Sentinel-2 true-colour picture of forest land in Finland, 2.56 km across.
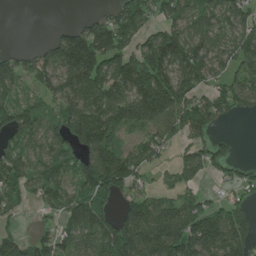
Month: June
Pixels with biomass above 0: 72%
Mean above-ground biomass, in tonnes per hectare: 112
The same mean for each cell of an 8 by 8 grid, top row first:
0 0 17 84 112 92 82 82
16 77 247 164 136 213 126 84
112 121 222 184 239 161 94 85
106 72 163 202 204 151 130 66
93 103 133 131 73 58 77 11
106 86 137 204 46 68 60 52
47 41 119 63 115 128 93 87
62 57 99 167 180 200 222 180
